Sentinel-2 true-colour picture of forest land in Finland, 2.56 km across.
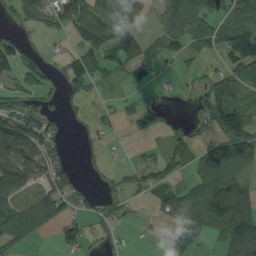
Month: September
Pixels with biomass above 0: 56%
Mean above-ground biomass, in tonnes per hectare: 54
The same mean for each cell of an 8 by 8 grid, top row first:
39 72 88 90 34 88 87 57
65 14 46 86 66 43 42 83
46 31 69 19 32 16 34 60
80 51 20 12 47 10 87 81
118 83 12 12 6 39 45 102
115 83 24 17 43 36 61 41
79 94 34 39 8 68 104 136
58 6 67 21 3 50 27 124
